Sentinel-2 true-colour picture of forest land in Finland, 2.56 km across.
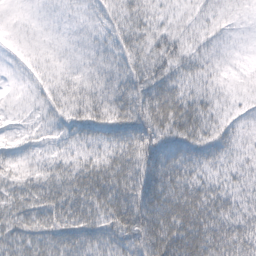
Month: February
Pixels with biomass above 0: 98%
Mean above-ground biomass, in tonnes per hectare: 48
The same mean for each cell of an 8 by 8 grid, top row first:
9 16 25 33 43 22 29 18
19 23 29 41 44 40 32 12
14 33 39 40 71 56 36 14
16 35 50 52 69 80 40 25
27 30 39 51 69 73 65 36
48 59 66 69 81 77 40 30
67 72 70 65 89 82 65 41
65 66 59 56 87 80 80 78
